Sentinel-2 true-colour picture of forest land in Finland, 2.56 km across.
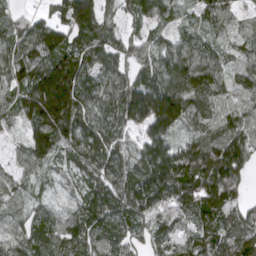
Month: April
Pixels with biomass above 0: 94%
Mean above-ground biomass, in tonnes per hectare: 105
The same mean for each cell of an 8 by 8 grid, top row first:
57 43 151 57 79 51 76 37
96 143 120 109 67 96 77 55
91 189 133 110 102 130 124 75
82 186 144 134 194 172 111 98
32 118 123 106 102 99 111 126
56 45 76 111 151 175 153 101
66 67 102 148 123 115 138 87
85 129 107 113 65 89 112 129
